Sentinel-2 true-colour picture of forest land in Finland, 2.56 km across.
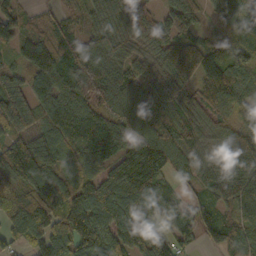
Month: October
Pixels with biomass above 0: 93%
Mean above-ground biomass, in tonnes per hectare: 97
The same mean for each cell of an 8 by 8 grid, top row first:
86 45 42 107 83 115 47 114
72 123 110 107 68 103 95 86
67 113 159 111 94 100 111 117
134 98 104 103 95 81 78 71
70 126 86 94 106 110 68 100
64 96 63 93 130 64 79 112
100 129 130 137 127 84 83 78
66 156 152 122 118 77 55 68
